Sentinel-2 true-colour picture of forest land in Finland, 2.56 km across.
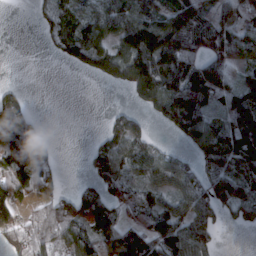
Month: March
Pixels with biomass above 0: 67%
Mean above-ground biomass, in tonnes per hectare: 82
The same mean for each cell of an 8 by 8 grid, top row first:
0 39 66 106 126 109 120 144
0 16 107 76 173 179 119 83
1 0 6 53 145 170 207 70
119 0 0 21 40 154 86 94
169 52 1 80 66 22 98 133
126 89 7 104 69 88 78 106
67 74 117 86 70 71 94 94
66 98 84 98 110 107 70 0
